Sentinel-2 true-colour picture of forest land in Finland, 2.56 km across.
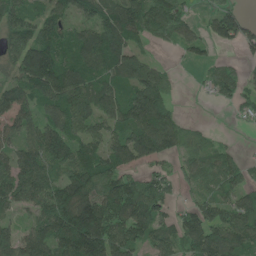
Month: June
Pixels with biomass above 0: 77%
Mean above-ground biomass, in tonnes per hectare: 79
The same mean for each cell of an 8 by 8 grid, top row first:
88 61 54 99 101 76 33 49
88 105 88 122 39 27 31 42
62 133 84 77 120 18 27 34
74 77 102 96 140 38 0 23
63 120 91 67 133 76 36 8
100 87 97 103 50 45 57 54
63 97 162 112 138 38 80 97
100 108 153 115 80 78 138 127
